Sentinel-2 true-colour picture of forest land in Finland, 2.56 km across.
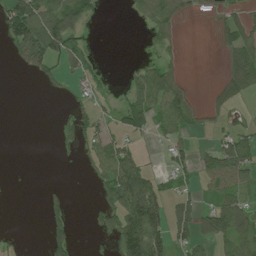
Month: June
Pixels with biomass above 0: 40%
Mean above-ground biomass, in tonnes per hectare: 37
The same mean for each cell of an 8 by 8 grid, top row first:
108 82 60 1 24 30 2 33
69 99 39 0 6 13 0 69
0 27 29 6 49 36 2 82
0 0 30 17 59 70 26 18
0 0 33 52 10 35 14 66
0 0 3 88 72 27 48 65
0 18 0 59 163 49 29 64
10 32 4 33 160 52 37 60
